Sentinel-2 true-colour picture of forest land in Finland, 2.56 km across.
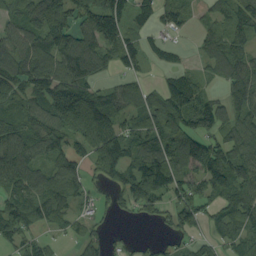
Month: September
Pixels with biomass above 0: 77%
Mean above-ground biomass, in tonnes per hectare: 82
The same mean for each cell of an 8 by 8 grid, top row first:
57 111 80 139 52 66 32 80
93 80 98 88 62 29 42 63
112 107 102 36 41 76 30 100
91 120 144 101 107 143 115 78
101 88 64 119 110 148 106 85
100 62 67 74 146 117 142 106
94 102 40 30 63 100 67 107
64 25 41 31 14 36 40 86
